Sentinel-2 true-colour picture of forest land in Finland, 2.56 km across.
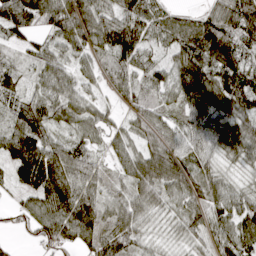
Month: April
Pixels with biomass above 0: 93%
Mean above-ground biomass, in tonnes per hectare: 69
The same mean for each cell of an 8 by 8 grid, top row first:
109 97 117 72 91 34 54 112
23 41 60 105 73 64 85 74
38 63 39 39 57 83 117 100
70 72 58 28 62 51 93 99
114 94 54 45 54 57 60 112
57 143 74 40 92 91 73 31
21 87 122 54 60 44 75 66
10 55 84 94 36 33 40 79
